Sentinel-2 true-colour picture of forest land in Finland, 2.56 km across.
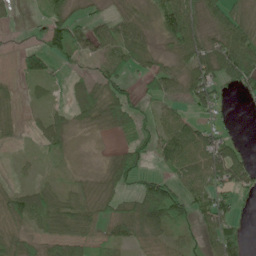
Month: June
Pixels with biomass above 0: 70%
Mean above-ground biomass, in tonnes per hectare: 43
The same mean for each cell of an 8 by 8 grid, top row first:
10 47 24 26 30 101 54 42
10 68 43 68 41 55 60 94
15 33 27 60 30 53 68 71
13 21 41 68 25 34 35 1
7 31 3 7 33 96 73 25
8 10 9 49 49 52 71 60
64 60 44 32 91 89 85 23
43 35 41 39 40 29 45 46
